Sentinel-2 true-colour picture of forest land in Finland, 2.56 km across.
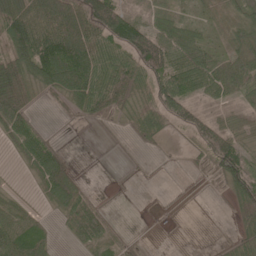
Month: May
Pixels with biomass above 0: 70%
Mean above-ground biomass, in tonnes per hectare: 47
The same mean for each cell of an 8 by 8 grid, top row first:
95 95 115 121 31 38 20 40
82 119 109 78 120 60 36 42
91 64 79 84 67 87 66 58
85 3 35 50 46 83 23 26
38 43 0 2 14 8 85 48
3 81 12 1 3 2 22 91
37 19 52 7 2 3 2 56
73 26 34 32 8 1 3 36
